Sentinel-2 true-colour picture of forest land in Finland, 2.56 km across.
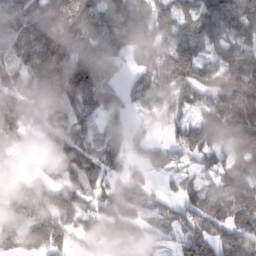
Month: February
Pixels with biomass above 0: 86%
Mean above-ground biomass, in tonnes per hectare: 87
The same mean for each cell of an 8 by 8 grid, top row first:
94 109 149 130 123 85 104 109
68 165 141 113 115 105 62 98
66 168 170 70 89 130 86 123
92 121 103 100 67 55 86 107
52 60 82 91 48 68 100 80
37 37 85 60 43 34 43 101
68 71 80 89 73 44 65 92
59 103 36 72 59 53 89 79
